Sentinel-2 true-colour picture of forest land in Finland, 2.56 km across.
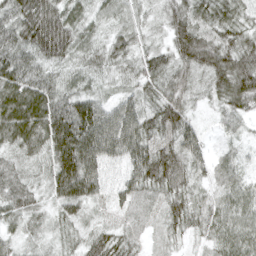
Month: April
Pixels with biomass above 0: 98%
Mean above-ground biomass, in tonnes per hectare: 52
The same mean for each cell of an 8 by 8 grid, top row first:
65 87 38 38 26 51 50 39
68 87 42 43 30 53 70 64
79 42 30 23 44 43 38 83
95 84 89 66 58 66 14 46
53 72 127 88 60 62 28 21
53 46 130 20 69 60 40 31
54 30 56 23 40 48 44 48
29 24 33 53 29 25 33 51
